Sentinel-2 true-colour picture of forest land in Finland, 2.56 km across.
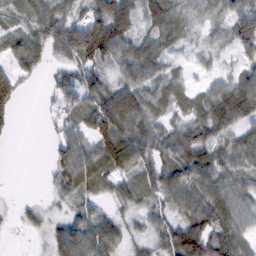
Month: February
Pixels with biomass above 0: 82%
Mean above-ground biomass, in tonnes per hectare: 61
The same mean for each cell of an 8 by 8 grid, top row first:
52 77 42 104 63 73 39 100
72 64 109 95 67 36 31 61
70 25 72 43 72 41 29 66
35 14 69 122 73 41 67 86
3 18 73 113 84 83 63 54
0 18 91 71 59 94 88 66
14 16 44 24 41 62 107 78
2 36 114 76 36 102 95 80
